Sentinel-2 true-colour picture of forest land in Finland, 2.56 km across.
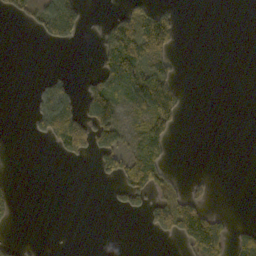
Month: October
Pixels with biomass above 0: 27%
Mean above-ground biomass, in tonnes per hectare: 26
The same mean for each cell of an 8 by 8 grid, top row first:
24 49 56 25 63 24 0 0
0 13 8 76 86 27 0 0
0 19 12 60 74 30 0 0
0 67 50 78 57 48 0 0
0 18 72 66 65 6 0 0
1 0 0 43 73 9 10 0
25 0 0 10 37 65 35 0
13 0 0 0 0 27 108 31
